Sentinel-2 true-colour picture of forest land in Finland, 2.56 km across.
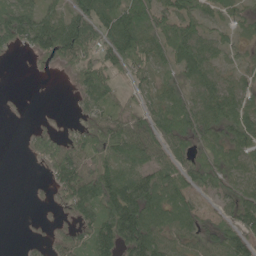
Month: June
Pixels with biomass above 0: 71%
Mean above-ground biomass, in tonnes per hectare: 55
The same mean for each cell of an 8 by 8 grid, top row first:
86 58 88 92 85 71 42 27
30 74 93 87 82 82 56 22
0 3 56 51 39 42 66 26
2 3 25 47 43 74 73 61
0 50 60 89 76 52 43 56
0 26 96 94 80 70 48 35
0 8 74 113 126 79 29 68
1 25 52 90 105 42 49 69
